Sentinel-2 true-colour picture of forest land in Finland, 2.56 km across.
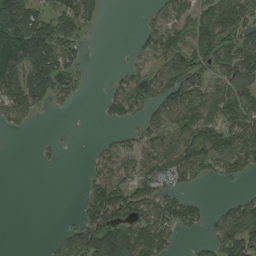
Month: August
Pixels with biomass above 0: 56%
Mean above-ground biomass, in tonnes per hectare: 69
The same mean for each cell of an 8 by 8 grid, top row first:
171 90 95 0 14 56 76 97
195 152 47 1 39 67 91 112
112 146 23 22 44 106 56 110
65 18 2 36 48 86 93 121
0 14 0 53 123 84 137 97
0 0 9 125 72 61 33 48
0 0 32 160 98 106 24 78
0 8 119 200 135 40 38 126
